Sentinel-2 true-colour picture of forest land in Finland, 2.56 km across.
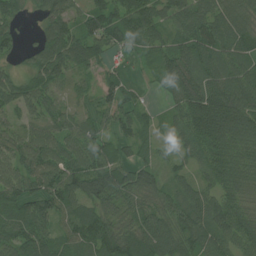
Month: July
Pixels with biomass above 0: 91%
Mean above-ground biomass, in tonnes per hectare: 68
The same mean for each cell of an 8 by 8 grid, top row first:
42 80 56 90 103 66 65 60
39 95 93 59 52 68 81 68
55 90 39 38 15 82 85 86
59 64 32 71 31 55 127 105
57 78 70 55 36 37 89 71
70 88 94 81 58 37 52 66
69 70 62 53 58 65 84 72
71 58 71 77 80 89 79 82
